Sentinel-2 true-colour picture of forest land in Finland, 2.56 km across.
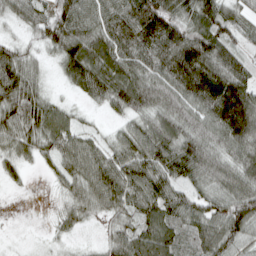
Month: April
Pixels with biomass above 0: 91%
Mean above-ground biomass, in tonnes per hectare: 78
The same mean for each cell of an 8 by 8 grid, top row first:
58 73 92 90 121 80 103 56
49 54 101 104 106 134 122 48
95 23 83 103 93 121 142 108
100 82 21 37 84 94 94 174
73 65 70 50 104 102 84 104
25 18 83 101 107 94 89 85
0 8 62 69 85 84 72 101
3 12 14 55 97 80 95 79
